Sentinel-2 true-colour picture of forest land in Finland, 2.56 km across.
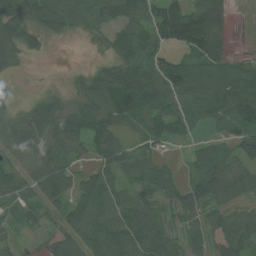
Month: July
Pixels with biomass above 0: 82%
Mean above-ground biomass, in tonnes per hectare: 62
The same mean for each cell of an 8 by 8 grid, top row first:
86 87 72 75 81 132 102 0
71 18 2 54 85 63 105 6
8 3 38 104 93 97 81 97
37 68 79 84 63 64 61 125
63 75 46 65 30 14 27 73
71 86 44 46 52 25 94 85
35 33 68 66 66 44 58 54
19 29 83 95 86 31 51 89
